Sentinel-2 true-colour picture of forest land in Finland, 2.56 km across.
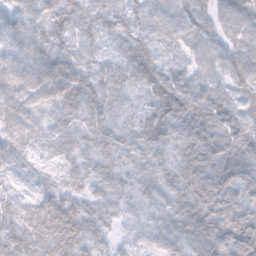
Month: February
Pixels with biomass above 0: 99%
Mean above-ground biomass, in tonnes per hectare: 60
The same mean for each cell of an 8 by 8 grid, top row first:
81 70 65 53 57 72 61 77
75 73 54 20 58 38 58 69
105 124 81 45 66 70 46 61
92 46 47 46 39 85 84 54
58 36 51 60 56 62 86 75
25 31 49 59 49 67 69 64
47 51 56 48 34 59 75 62
66 66 67 32 27 61 71 59
